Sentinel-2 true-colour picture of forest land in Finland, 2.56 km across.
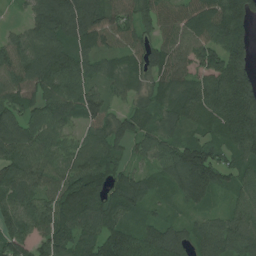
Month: July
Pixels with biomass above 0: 93%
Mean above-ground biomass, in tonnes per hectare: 111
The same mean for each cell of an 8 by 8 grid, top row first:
13 178 172 105 92 87 137 182
91 131 104 71 83 93 108 142
107 153 113 78 75 111 119 178
95 107 116 65 79 109 117 206
151 104 83 103 74 109 111 135
125 94 149 96 63 116 162 89
104 118 179 135 85 42 57 73
105 121 119 150 115 105 113 107
